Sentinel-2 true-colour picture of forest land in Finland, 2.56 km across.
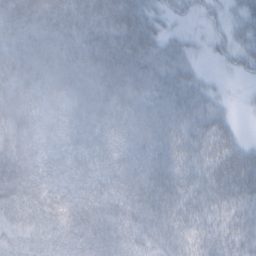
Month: February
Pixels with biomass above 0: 92%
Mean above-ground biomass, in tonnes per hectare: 54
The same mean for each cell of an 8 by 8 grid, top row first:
81 78 61 70 73 25 21 30
84 77 62 73 73 43 14 35
69 66 68 65 65 70 15 8
58 42 61 68 65 71 58 4
57 44 59 68 66 73 63 33
76 55 51 49 60 71 49 65
51 58 61 47 49 57 53 55
26 33 55 62 38 41 50 49
